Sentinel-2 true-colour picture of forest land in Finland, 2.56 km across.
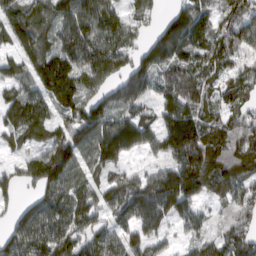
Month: March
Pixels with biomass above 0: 88%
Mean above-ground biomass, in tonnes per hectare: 109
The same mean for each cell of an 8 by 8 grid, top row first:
104 113 138 107 62 97 86 97
86 78 138 114 85 153 117 109
89 98 93 92 155 183 90 79
113 95 131 130 66 144 94 81
52 117 129 144 84 184 176 126
60 179 81 73 76 187 203 119
53 120 117 104 155 141 42 84
114 127 87 92 116 27 64 103
